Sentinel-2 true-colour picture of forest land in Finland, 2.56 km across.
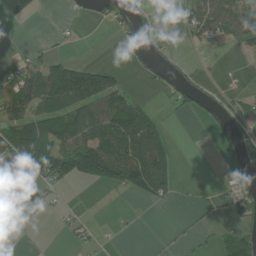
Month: July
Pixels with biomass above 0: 42%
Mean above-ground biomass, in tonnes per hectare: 48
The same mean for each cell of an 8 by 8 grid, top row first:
54 0 11 30 29 13 98 80
3 14 2 1 37 15 32 35
58 113 120 59 15 34 12 8
87 92 95 107 57 17 40 37
137 95 106 114 125 11 3 48
158 86 85 108 147 37 0 33
105 23 13 4 10 8 13 58
8 0 19 8 1 7 9 70
